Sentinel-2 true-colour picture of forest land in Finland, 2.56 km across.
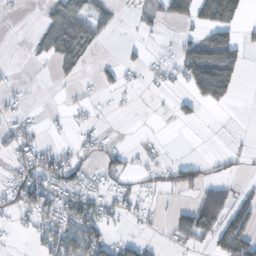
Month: October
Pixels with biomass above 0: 37%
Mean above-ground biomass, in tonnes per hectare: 29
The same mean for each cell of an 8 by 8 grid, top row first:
2 39 69 19 14 48 68 43
0 45 80 1 6 20 74 34
6 2 16 15 9 20 105 22
13 2 8 3 0 15 4 0
35 16 20 13 5 0 0 3
33 61 33 36 18 36 20 10
39 47 67 28 14 16 114 60
3 42 78 34 17 24 43 101
